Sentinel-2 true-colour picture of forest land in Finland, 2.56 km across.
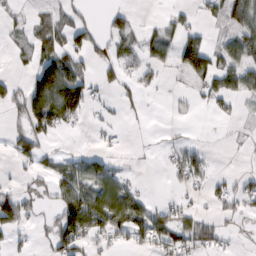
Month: February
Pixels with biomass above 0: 43%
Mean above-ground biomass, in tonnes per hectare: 38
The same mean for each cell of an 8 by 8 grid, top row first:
13 37 17 25 2 20 24 49
22 65 49 33 37 61 51 66
21 140 74 26 22 4 57 58
21 136 69 10 9 6 11 8
42 18 0 6 1 15 5 4
9 34 83 69 2 27 35 17
78 16 130 118 66 40 13 25
14 27 73 37 43 64 51 5
